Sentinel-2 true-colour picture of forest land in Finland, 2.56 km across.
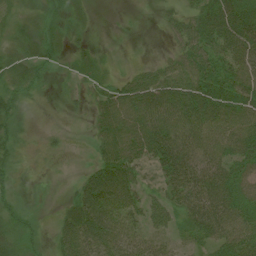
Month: July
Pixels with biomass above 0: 81%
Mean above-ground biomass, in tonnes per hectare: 40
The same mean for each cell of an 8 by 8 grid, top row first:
17 16 14 1 3 28 67 72
18 27 16 5 3 26 57 73
25 10 15 24 45 60 59 58
22 5 9 69 83 78 82 60
20 12 1 74 77 83 56 68
14 5 17 79 19 62 67 54
19 2 60 78 43 35 72 55
24 16 70 65 36 22 44 56
